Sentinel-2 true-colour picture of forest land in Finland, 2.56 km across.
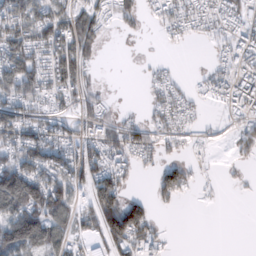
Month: February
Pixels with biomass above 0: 56%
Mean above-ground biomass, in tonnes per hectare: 46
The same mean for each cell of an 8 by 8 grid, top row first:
84 72 62 32 25 43 33 41
82 67 77 1 0 7 6 35
102 56 52 0 11 13 23 43
70 41 40 18 20 45 4 31
68 85 50 58 50 28 6 20
129 76 72 75 7 76 5 7
105 128 46 129 63 11 2 0
136 88 29 93 59 1 0 0
